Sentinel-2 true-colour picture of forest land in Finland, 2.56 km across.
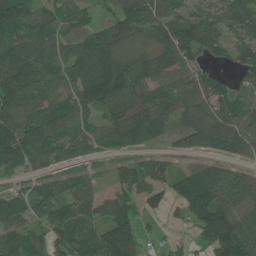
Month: June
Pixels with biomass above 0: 82%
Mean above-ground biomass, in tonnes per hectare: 82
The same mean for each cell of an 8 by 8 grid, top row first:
116 61 55 51 86 72 54 79
83 88 89 79 36 124 63 50
119 96 101 140 96 78 70 38
97 88 86 91 114 81 54 74
162 110 64 60 48 39 83 92
34 54 44 36 87 75 81 83
72 82 87 70 97 45 159 126
103 68 81 155 43 19 93 170
